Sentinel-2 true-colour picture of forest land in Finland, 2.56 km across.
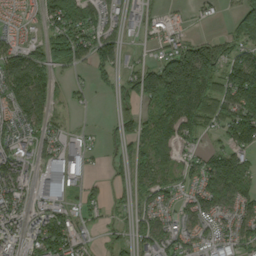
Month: September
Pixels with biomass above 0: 75%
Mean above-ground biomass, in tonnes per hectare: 74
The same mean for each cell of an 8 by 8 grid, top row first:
40 67 95 43 48 19 17 66
74 108 104 94 19 81 105 65
140 88 16 42 130 251 131 158
78 82 11 27 67 127 93 129
61 55 38 28 94 59 22 103
104 83 45 37 71 40 104 121
77 59 49 34 52 57 88 79
62 141 57 31 62 74 59 68
